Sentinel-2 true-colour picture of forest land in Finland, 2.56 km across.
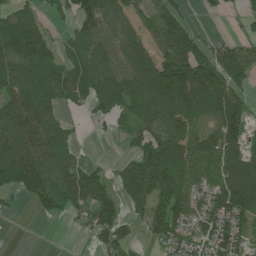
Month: July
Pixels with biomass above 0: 74%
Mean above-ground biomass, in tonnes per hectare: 81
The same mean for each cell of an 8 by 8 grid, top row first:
77 29 77 96 39 71 9 22
100 63 67 99 96 142 84 63
109 77 74 96 124 159 165 70
129 95 10 59 84 121 111 114
156 133 21 5 81 108 103 105
109 110 119 40 129 106 66 137
12 62 71 89 72 95 66 126
1 0 5 96 21 67 71 71
